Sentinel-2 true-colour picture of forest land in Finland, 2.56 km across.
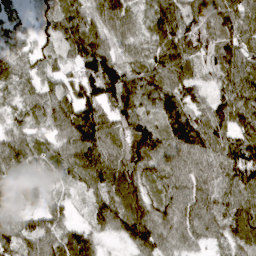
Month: April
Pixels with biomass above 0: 95%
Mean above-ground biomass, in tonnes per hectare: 92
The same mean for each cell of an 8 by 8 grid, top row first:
25 53 93 95 62 98 106 105
41 45 108 78 67 113 81 92
67 65 121 140 103 97 43 102
60 95 141 113 86 124 99 101
94 66 133 107 164 134 124 109
80 45 105 115 103 110 106 125
61 70 32 119 102 96 110 98
100 100 90 24 105 77 74 96
